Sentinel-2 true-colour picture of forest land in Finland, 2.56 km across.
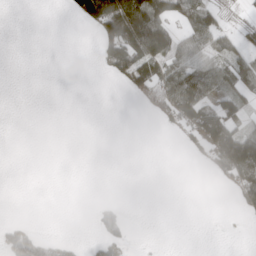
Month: April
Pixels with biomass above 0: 28%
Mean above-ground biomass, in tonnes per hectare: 34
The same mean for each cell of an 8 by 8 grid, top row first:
0 0 56 168 182 71 62 16
0 0 0 89 162 76 56 49
0 0 0 21 82 109 85 75
0 0 0 0 13 90 80 57
0 0 0 0 0 5 83 160
0 0 0 0 0 0 15 115
0 0 0 17 0 0 0 28
66 33 7 41 2 0 0 0
